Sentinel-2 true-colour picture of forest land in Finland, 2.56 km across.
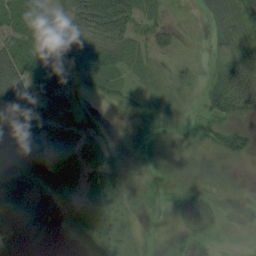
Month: August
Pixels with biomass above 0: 80%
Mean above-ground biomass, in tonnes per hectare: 24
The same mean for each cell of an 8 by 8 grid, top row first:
26 38 63 74 27 11 21 34
33 34 59 57 19 23 15 31
63 18 19 24 11 29 29 67
30 31 24 3 12 25 35 37
23 22 18 10 18 20 23 47
17 23 17 23 8 12 8 2
16 9 27 26 15 18 18 9
1 3 18 22 15 13 15 6
